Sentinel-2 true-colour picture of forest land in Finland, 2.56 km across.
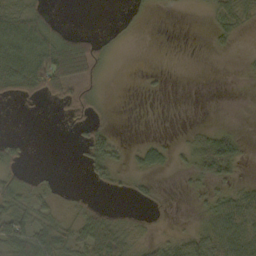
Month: October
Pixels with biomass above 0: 43%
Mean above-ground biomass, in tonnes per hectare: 23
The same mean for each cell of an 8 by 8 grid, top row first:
68 28 0 1 6 2 7 20
90 79 70 13 0 0 3 3
88 84 52 2 3 0 0 1
0 1 25 2 0 0 0 0
16 0 13 26 9 7 41 19
28 9 2 18 13 5 36 13
43 27 20 13 7 1 25 50
63 64 47 69 18 23 51 55
